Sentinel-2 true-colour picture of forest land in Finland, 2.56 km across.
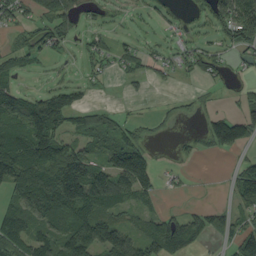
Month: September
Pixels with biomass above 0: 60%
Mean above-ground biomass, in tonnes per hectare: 55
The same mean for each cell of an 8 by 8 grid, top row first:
42 34 42 17 13 10 41 117
30 39 13 36 20 23 26 52
30 12 17 10 24 15 21 12
75 125 54 28 4 17 25 49
137 122 69 71 43 9 39 68
138 120 156 60 80 12 1 57
92 140 141 74 41 10 26 46
76 79 129 124 86 92 21 68
